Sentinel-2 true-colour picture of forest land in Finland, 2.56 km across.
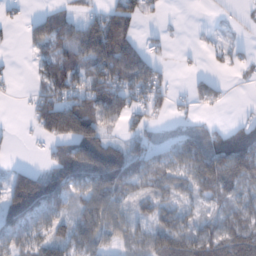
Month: January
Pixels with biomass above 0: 65%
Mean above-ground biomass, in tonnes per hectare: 65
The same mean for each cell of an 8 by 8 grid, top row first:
11 57 36 76 51 3 1 7
3 61 88 146 57 5 16 10
6 70 87 129 109 9 34 12
1 141 138 105 55 23 14 3
2 40 124 47 61 58 63 78
73 102 109 143 79 74 122 113
113 96 56 93 36 67 38 76
71 77 85 56 78 113 109 156
